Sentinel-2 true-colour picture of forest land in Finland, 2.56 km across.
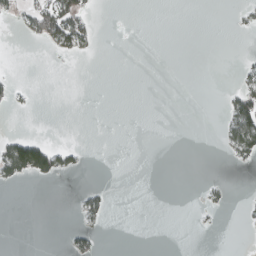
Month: March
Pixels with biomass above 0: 10%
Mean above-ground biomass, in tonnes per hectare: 9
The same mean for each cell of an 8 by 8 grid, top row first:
15 88 51 0 0 0 0 7
0 17 32 0 0 0 0 1
7 0 0 0 0 0 0 15
4 0 0 0 0 0 0 63
65 32 5 0 0 0 0 56
35 33 4 0 0 0 2 0
0 0 19 7 0 0 10 3
0 0 21 0 0 0 0 0
